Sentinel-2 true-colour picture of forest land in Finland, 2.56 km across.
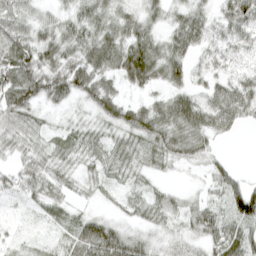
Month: April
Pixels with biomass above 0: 87%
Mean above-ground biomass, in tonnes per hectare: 39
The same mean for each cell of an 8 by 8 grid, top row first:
53 22 39 37 33 25 31 80
70 49 49 60 64 49 36 35
78 63 63 36 54 37 31 36
64 21 11 42 46 62 58 58
42 32 27 32 38 50 29 2
41 35 17 22 21 8 29 23
7 28 13 11 32 28 44 87
9 10 54 77 32 27 49 72
